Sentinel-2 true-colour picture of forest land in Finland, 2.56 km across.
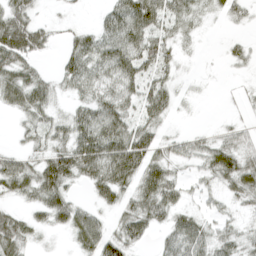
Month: April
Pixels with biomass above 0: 73%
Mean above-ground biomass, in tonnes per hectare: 36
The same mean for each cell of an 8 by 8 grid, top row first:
53 6 4 39 57 38 31 31
76 26 41 53 49 21 26 16
49 24 54 44 37 37 15 4
25 33 26 47 30 28 0 6
11 36 49 55 66 33 30 32
60 59 38 57 74 22 29 63
17 37 26 45 49 35 15 15
55 6 35 70 31 46 42 29
